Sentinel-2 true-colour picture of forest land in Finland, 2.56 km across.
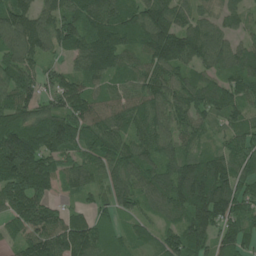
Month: June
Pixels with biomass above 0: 93%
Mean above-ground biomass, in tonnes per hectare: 114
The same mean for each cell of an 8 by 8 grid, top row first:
154 104 148 145 148 132 68 70
117 101 109 160 124 181 136 76
118 63 91 86 102 98 97 130
137 106 111 102 123 95 108 79
197 139 112 114 115 96 55 99
193 135 90 105 104 149 211 131
131 97 34 81 60 118 213 115
70 136 137 66 56 118 130 99
